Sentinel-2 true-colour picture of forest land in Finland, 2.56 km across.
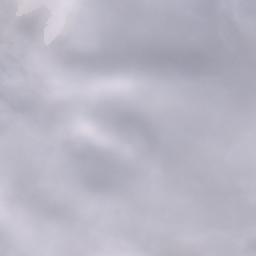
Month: January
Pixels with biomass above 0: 92%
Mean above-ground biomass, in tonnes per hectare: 124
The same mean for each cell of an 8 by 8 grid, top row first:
140 158 108 162 134 132 114 95
44 201 229 203 151 129 123 114
46 52 76 207 161 120 75 99
36 142 186 173 214 105 84 111
93 26 41 158 93 139 142 69
168 59 55 185 149 193 106 75
178 137 90 36 190 118 125 82
167 178 108 120 103 176 144 107
